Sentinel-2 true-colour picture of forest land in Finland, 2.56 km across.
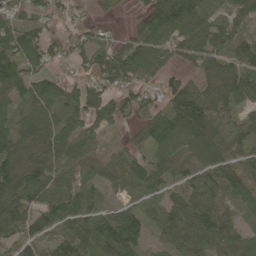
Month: May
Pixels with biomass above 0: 85%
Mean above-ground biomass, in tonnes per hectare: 77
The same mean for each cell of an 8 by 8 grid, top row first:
52 48 18 14 68 157 58 53
92 69 54 53 96 70 84 60
84 81 46 69 53 54 85 94
57 74 75 81 51 106 120 63
114 123 68 35 50 56 100 64
137 100 68 63 91 70 63 93
109 82 92 57 46 100 96 51
74 67 110 151 55 97 105 89
